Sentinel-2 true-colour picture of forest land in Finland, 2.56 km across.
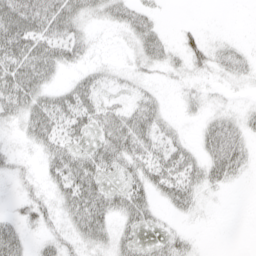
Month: April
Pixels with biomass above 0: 66%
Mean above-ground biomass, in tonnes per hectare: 24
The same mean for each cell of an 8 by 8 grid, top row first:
57 50 33 24 25 1 0 0
51 45 25 3 31 16 25 13
50 26 22 14 12 9 9 12
30 48 40 29 33 6 16 15
8 31 26 43 36 24 27 30
17 22 51 23 35 42 30 15
13 24 49 35 36 20 3 0
34 18 25 29 28 22 0 0
